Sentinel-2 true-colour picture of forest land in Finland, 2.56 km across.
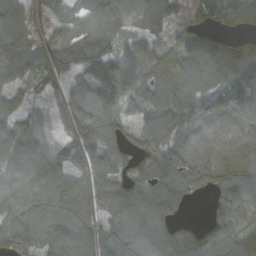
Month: October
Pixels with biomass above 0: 87%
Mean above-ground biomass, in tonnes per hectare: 92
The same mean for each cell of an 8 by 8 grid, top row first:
99 49 80 100 86 41 120 121
135 58 138 84 62 53 83 83
65 55 60 218 81 95 88 100
74 32 97 81 83 106 82 97
102 52 66 67 87 94 106 112
87 123 74 86 94 95 96 131
98 95 101 82 140 77 52 112
100 110 123 100 107 105 105 117
